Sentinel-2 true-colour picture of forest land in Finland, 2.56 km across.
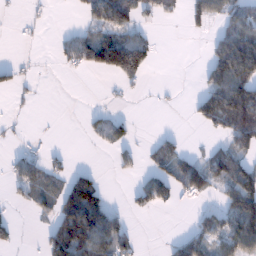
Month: January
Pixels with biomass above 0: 39%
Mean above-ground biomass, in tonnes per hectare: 46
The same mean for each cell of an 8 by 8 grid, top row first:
3 4 23 109 33 21 58 65
1 1 70 159 74 0 27 143
25 1 1 19 29 0 67 133
3 0 4 14 1 3 91 136
8 6 1 42 13 30 15 58
47 60 46 6 30 91 91 99
10 34 169 32 30 15 14 129
17 70 164 108 4 26 54 102
